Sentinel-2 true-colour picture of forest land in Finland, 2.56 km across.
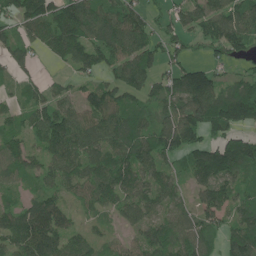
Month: June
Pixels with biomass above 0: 84%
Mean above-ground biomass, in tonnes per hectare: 88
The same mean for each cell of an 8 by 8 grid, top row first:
88 112 139 102 76 64 104 114
76 72 119 112 108 65 57 98
45 30 45 60 89 93 114 60
45 93 86 109 72 114 145 138
62 91 97 97 103 114 90 102
57 62 88 117 95 65 119 82
59 101 40 67 105 81 95 85
94 110 66 44 76 99 82 120
